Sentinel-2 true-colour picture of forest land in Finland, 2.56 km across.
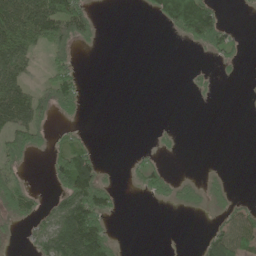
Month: June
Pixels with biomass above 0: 35%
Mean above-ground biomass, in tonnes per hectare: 34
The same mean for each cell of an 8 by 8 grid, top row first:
125 131 73 0 6 110 91 1
121 77 26 0 0 0 44 14
75 38 26 0 0 0 8 3
112 38 18 0 0 0 0 0
66 27 23 0 1 5 0 0
30 22 130 5 36 18 10 0
41 21 128 36 0 16 18 27
5 68 166 42 0 0 40 54
